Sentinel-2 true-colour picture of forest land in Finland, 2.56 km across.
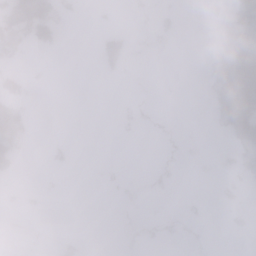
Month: January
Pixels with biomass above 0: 18%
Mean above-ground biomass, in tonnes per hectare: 23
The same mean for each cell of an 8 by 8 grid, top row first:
118 60 8 4 6 14 20 47
52 24 0 76 8 6 19 108
42 2 0 5 0 0 60 233
67 0 0 2 8 0 29 193
59 10 0 0 0 3 2 70
9 2 0 6 2 4 2 21
5 3 0 1 6 1 4 11
0 2 11 0 6 6 1 1
